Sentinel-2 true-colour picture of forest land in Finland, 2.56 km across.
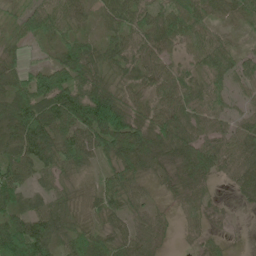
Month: June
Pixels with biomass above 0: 89%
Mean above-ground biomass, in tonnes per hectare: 51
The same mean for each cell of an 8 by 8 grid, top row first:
19 68 38 47 55 69 56 40
26 30 67 51 54 33 69 21
52 71 69 39 40 56 52 33
86 89 92 124 40 63 55 22
69 81 64 76 87 62 50 57
68 43 25 44 42 42 45 52
59 47 20 43 28 17 27 10
107 86 49 43 40 7 20 2
